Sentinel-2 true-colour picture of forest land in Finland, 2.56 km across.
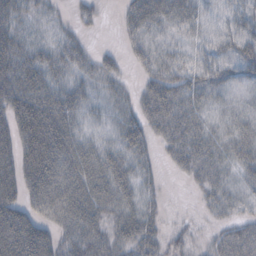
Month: October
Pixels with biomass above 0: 82%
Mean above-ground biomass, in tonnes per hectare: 31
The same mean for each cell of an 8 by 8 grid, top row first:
30 13 14 1 42 27 14 32
39 23 22 7 27 14 22 41
48 34 18 20 20 34 35 25
53 55 22 14 35 46 18 13
48 66 30 19 32 41 31 30
48 62 46 48 19 9 27 18
55 38 49 31 25 1 14 14
75 51 49 35 40 17 11 42
